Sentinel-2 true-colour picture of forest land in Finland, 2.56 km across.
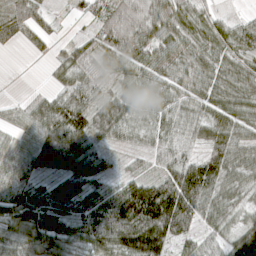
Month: April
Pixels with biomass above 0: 88%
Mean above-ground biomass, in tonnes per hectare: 61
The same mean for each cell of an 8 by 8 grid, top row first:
57 33 21 68 92 86 45 21
17 19 38 68 80 67 57 46
0 9 59 44 64 60 61 59
24 75 82 66 50 71 53 62
44 82 80 36 32 77 50 64
76 41 70 33 47 96 91 61
81 81 60 89 135 123 64 38
69 72 58 99 149 69 41 63
